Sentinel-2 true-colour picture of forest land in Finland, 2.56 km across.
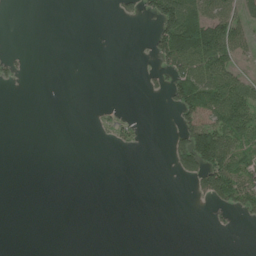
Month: July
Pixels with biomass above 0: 24%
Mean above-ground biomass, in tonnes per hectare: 27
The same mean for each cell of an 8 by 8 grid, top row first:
0 0 0 6 30 135 85 69
3 0 0 0 3 129 140 60
16 0 0 0 8 62 101 59
0 0 0 13 0 38 73 100
0 0 0 15 5 43 155 79
0 0 0 0 0 14 101 102
0 0 0 0 0 0 12 47
0 0 0 0 0 0 0 0
